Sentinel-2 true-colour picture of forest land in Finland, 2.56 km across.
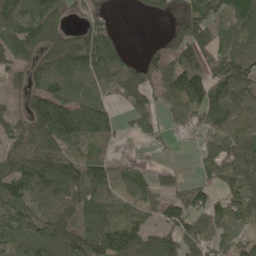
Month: May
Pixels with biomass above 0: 79%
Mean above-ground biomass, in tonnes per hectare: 92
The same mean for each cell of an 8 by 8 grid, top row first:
141 128 57 33 18 93 131 96
130 98 122 116 26 87 97 92
37 82 86 105 119 112 129 105
58 228 143 64 67 60 113 89
86 132 77 43 26 15 53 83
131 139 136 108 47 41 55 81
101 97 110 86 69 104 99 65
114 134 123 131 117 116 80 50
